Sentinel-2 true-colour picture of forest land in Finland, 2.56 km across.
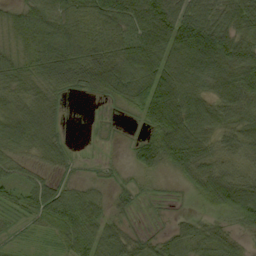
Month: September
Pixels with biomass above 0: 85%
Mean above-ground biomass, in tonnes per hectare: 63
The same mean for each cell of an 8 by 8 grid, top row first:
44 82 99 109 110 98 74 76
40 97 100 80 111 95 137 96
58 74 79 98 106 104 82 97
60 72 0 9 79 132 72 69
53 55 3 4 66 106 49 58
34 33 15 11 19 28 82 45
35 92 78 28 7 5 41 118
11 20 66 70 30 45 53 26
